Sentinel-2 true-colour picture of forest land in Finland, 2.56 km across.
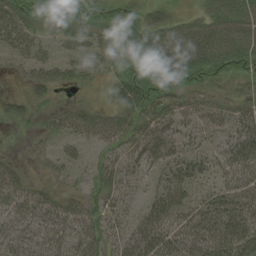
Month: August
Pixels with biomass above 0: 78%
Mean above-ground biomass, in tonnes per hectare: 38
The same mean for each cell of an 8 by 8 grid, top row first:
46 22 35 19 16 18 43 58
30 18 29 41 49 70 72 69
6 38 16 19 55 56 36 26
24 14 37 29 41 45 38 37
1 11 27 30 56 43 22 52
30 11 11 42 22 41 25 57
39 49 32 31 34 67 55 69
41 50 49 31 65 66 74 71
